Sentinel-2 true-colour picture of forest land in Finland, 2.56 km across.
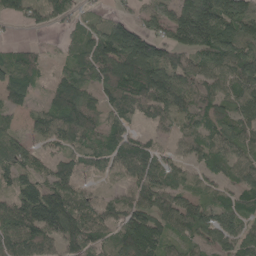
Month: May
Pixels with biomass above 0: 84%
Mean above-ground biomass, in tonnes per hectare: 88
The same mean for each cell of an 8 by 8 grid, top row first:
75 74 42 32 41 108 174 141
37 13 83 153 139 99 129 119
112 31 102 130 142 107 83 105
52 88 137 78 86 120 91 101
79 61 63 82 59 52 81 84
79 80 74 61 107 76 56 69
101 142 97 59 100 93 63 76
101 76 86 63 171 62 68 83
